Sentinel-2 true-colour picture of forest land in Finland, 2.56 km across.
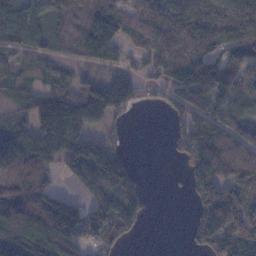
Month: November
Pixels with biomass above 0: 76%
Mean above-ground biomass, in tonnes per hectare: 111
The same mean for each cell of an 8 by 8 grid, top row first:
114 84 97 167 147 167 194 174
93 54 97 123 122 196 157 123
76 71 62 80 54 152 170 107
57 154 145 82 10 64 112 66
120 133 128 64 0 54 178 121
156 108 107 170 26 5 177 138
163 171 91 160 77 0 154 142
158 191 107 87 7 0 150 171
